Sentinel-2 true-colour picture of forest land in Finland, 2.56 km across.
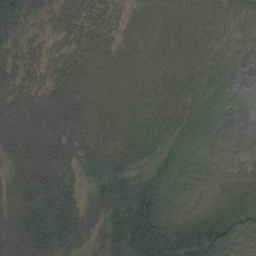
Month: August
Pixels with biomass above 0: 54%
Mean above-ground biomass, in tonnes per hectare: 19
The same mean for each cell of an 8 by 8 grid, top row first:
31 7 19 8 1 2 2 1
19 11 12 4 2 2 2 0
27 16 10 3 4 6 3 0
23 17 13 10 9 11 1 0
34 29 25 18 18 10 0 0
32 48 22 35 21 8 0 0
41 64 37 39 49 2 11 17
50 63 36 38 70 60 54 8
